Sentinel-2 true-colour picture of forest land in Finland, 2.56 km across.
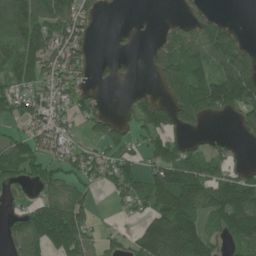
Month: June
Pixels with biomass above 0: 61%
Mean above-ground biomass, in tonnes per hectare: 82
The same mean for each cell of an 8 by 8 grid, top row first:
120 134 90 1 3 16 48 0
109 106 72 9 11 129 130 90
66 75 43 14 3 128 143 175
47 74 46 14 91 106 100 104
85 84 35 68 54 67 31 19
69 69 60 75 80 168 107 68
32 107 76 11 56 212 129 210
85 137 112 27 143 261 101 129
